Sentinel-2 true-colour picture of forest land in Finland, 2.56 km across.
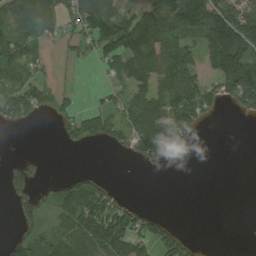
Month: August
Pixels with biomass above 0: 52%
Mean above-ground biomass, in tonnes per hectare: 73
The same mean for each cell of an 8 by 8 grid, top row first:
129 114 140 149 118 159 169 170
135 27 47 146 160 117 108 181
76 47 4 33 104 128 75 186
127 39 64 71 117 138 63 57
0 0 46 56 155 107 0 0
59 12 37 5 4 0 0 0
40 41 119 96 20 0 0 0
46 46 101 134 93 77 1 0
